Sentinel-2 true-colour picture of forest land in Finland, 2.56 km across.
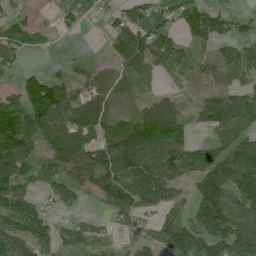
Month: June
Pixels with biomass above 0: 73%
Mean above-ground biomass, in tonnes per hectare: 65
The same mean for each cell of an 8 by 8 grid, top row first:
39 6 21 34 41 49 63 29
63 20 2 36 100 65 38 61
25 64 28 71 23 18 35 57
96 153 86 40 53 59 66 87
120 58 103 93 85 58 54 69
111 57 66 93 97 47 90 87
113 42 29 68 61 43 133 111
92 75 55 22 43 116 107 112
